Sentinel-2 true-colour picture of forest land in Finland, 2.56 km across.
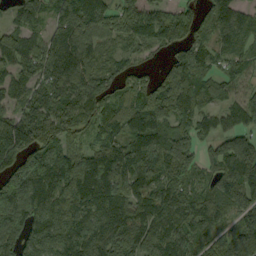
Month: September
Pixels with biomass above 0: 89%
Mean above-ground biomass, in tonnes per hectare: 108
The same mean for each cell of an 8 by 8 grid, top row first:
59 74 161 97 119 86 75 93
125 133 150 54 60 77 92 86
90 113 129 70 62 168 85 57
85 128 130 97 145 141 78 85
168 103 59 103 113 164 35 59
128 134 160 155 107 127 59 122
92 121 133 164 118 140 106 116
90 130 138 129 126 123 95 117
